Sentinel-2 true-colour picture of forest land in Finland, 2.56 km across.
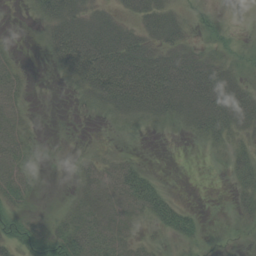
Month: August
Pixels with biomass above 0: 55%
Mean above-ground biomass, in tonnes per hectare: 28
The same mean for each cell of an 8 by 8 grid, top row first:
0 38 46 23 39 22 12 0
3 30 96 73 45 44 13 5
21 1 51 89 92 85 83 25
23 0 5 28 40 40 69 75
33 1 0 1 0 0 15 15
31 1 17 33 33 0 0 24
22 1 24 29 39 34 1 16
32 33 46 38 11 15 3 2
